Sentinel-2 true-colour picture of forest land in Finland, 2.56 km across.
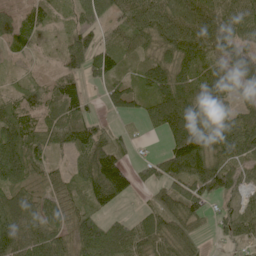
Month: June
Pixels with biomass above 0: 84%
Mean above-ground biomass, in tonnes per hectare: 71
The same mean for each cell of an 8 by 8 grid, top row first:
42 32 34 38 100 123 134 78
25 10 98 52 51 107 95 60
14 18 47 57 56 98 89 57
71 63 60 27 60 140 69 54
109 76 86 81 11 89 88 120
83 43 61 150 36 98 112 55
99 74 68 44 24 95 45 55
112 99 96 106 75 98 23 44
